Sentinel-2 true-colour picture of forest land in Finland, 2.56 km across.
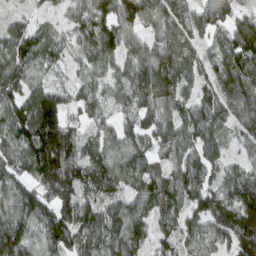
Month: March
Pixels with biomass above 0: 89%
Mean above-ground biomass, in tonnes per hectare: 90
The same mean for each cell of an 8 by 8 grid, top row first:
34 22 75 127 93 75 76 87
103 71 68 116 70 99 35 126
95 40 60 75 103 81 56 114
99 159 65 41 66 79 64 93
99 190 95 80 73 93 69 42
93 170 132 118 96 84 70 73
102 108 126 84 83 71 108 166
137 105 95 105 66 59 69 161
